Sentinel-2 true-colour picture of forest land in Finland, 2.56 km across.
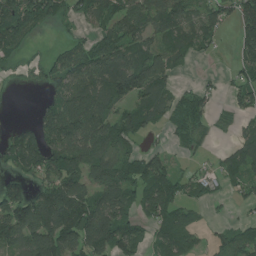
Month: July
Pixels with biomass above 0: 69%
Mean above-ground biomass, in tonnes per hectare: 75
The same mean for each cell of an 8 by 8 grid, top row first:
163 105 54 81 98 94 74 94
78 11 52 100 82 76 31 58
32 51 100 149 127 36 13 54
0 51 118 74 85 60 50 46
72 85 95 83 32 29 18 55
65 97 78 86 105 64 33 59
159 120 119 99 73 94 22 18
88 142 96 108 59 116 38 83
